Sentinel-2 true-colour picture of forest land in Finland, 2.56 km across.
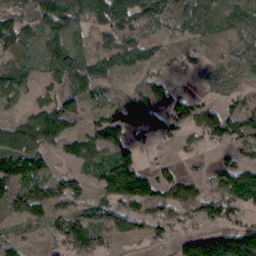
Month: March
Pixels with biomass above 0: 80%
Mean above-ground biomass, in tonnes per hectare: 88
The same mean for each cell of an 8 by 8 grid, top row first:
79 135 152 165 118 96 125 120
98 85 56 82 81 62 55 73
115 51 100 52 67 33 44 47
36 130 87 82 164 104 79 94
137 110 91 109 30 35 49 82
147 93 69 77 23 45 54 150
108 107 74 86 81 106 102 96
51 47 126 69 50 59 136 169
